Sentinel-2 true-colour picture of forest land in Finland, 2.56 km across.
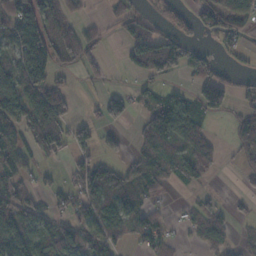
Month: November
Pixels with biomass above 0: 55%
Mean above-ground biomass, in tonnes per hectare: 50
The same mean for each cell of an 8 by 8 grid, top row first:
82 72 15 22 34 44 71 67
75 102 92 3 48 77 20 25
94 75 14 10 28 19 68 23
91 128 8 53 35 96 69 35
72 71 43 19 28 40 44 37
74 10 55 64 78 53 37 13
85 31 46 69 47 3 35 11
104 68 93 59 54 15 39 14
